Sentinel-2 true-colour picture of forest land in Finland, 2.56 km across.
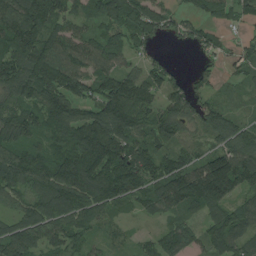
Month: August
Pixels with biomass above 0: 87%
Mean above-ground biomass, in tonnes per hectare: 90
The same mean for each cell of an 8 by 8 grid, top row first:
139 153 61 108 126 42 45 39
145 102 90 86 37 12 41 31
126 128 106 113 93 43 35 27
80 122 73 136 78 94 83 25
93 76 126 140 79 58 41 100
135 140 177 145 116 113 184 148
54 132 136 69 50 79 93 63
121 84 73 28 32 83 65 78
